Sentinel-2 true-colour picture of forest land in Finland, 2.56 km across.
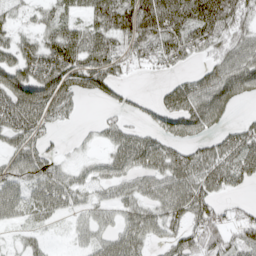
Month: April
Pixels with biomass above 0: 72%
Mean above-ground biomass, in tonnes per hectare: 59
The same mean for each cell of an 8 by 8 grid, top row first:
24 37 41 89 104 88 102 60
63 81 102 73 64 61 47 66
112 127 94 67 5 31 65 89
128 102 15 22 24 83 90 15
52 32 8 46 66 54 37 62
64 77 29 48 54 73 77 66
46 58 33 38 54 78 81 26
14 15 16 37 48 58 72 61
